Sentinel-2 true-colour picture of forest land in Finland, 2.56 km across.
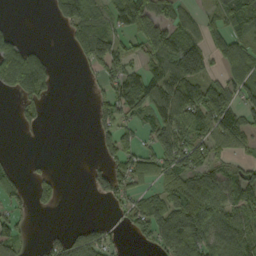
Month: September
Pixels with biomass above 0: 56%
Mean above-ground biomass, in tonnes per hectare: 63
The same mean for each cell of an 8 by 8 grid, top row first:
1 13 100 70 122 65 39 98
84 11 65 94 83 124 77 66
135 65 4 69 83 129 80 72
18 10 0 81 62 106 122 79
1 1 0 72 44 109 80 45
42 25 0 72 59 101 86 57
36 19 0 19 82 103 111 94
69 23 70 42 31 128 101 111
